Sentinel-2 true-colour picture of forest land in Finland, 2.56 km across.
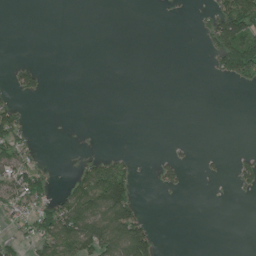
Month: June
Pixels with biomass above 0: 23%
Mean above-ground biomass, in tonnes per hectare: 30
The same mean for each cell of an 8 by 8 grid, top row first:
0 0 0 0 0 2 34 156
0 0 0 0 0 0 28 161
44 11 0 0 0 0 3 48
58 0 0 0 0 0 0 0
72 0 1 0 0 7 0 0
90 35 43 115 1 37 9 38
56 75 104 148 19 0 0 0
40 93 127 132 125 0 0 0
